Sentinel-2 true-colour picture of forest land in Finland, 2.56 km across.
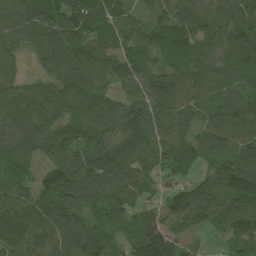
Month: August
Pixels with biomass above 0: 94%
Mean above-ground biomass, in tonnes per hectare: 85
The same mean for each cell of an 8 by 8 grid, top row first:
94 86 121 85 37 78 81 85
54 65 87 74 77 82 68 95
51 70 108 68 85 80 87 67
79 76 90 85 98 91 48 80
96 72 93 93 114 92 78 95
69 69 106 120 60 55 56 143
96 90 94 98 55 99 110 105
104 85 123 73 160 107 12 71
